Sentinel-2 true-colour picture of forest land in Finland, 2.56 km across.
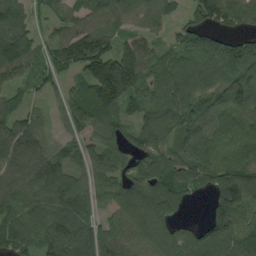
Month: August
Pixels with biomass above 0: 87%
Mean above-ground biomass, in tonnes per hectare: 92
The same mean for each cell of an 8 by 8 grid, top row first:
99 49 80 100 86 41 120 121
135 58 138 84 62 53 83 83
65 55 60 218 81 95 88 100
74 32 97 81 83 106 82 97
102 52 66 67 87 94 106 112
87 123 74 86 94 95 96 131
98 95 101 82 140 77 52 112
100 110 123 100 107 105 105 117
